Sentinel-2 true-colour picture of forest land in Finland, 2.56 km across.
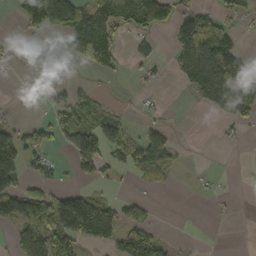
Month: October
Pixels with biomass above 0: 41%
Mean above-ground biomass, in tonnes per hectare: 47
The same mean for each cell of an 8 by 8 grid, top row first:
19 133 94 73 109 67 62 23
6 30 88 74 25 63 150 45
3 10 8 7 15 21 118 131
4 26 69 36 8 1 19 76
85 43 83 75 91 33 0 9
68 30 27 16 30 7 3 3
89 111 124 62 38 0 1 1
47 102 73 59 91 5 0 0
